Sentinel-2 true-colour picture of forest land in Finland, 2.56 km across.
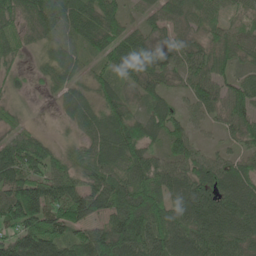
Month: June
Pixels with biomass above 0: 91%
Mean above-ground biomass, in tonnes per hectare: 75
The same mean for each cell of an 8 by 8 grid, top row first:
87 93 78 69 41 58 52 38
66 37 42 76 75 65 69 69
28 33 42 60 63 39 82 60
32 3 77 80 45 43 55 83
72 34 47 103 74 66 22 55
98 88 66 83 98 78 86 76
147 130 109 109 134 91 109 95
114 132 71 132 119 104 114 83
